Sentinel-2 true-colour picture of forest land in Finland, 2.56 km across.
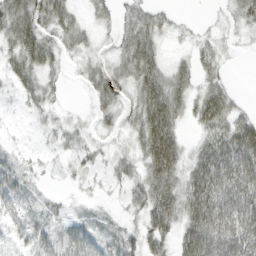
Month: March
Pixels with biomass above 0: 72%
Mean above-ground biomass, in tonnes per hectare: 33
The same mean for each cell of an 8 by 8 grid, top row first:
55 47 16 20 30 11 3 28
45 41 24 15 60 5 18 5
30 22 10 40 55 37 23 0
3 16 6 23 59 47 50 20
4 6 22 10 51 49 38 68
34 6 14 16 42 54 73 70
27 17 5 6 38 60 86 62
21 36 50 24 38 41 82 69
